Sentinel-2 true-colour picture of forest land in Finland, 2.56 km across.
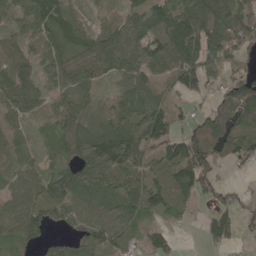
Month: May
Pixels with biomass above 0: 84%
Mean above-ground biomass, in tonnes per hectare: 61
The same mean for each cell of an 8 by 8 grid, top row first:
46 85 42 31 75 106 108 104
56 43 51 80 90 112 92 84
75 41 65 47 87 84 79 62
64 32 53 70 95 47 44 97
40 20 74 96 88 90 101 77
48 52 71 64 69 90 68 6
65 57 26 49 79 49 26 40
39 25 28 34 24 6 38 24
